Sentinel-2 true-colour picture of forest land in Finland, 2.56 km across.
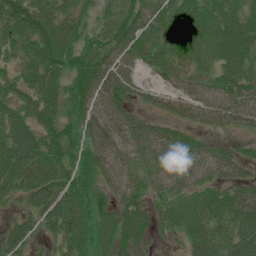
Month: July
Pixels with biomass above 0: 89%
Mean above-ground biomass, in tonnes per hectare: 53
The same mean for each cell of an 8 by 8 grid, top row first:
89 66 49 42 47 57 63 55
55 76 62 53 57 55 52 69
50 73 60 66 19 42 43 63
59 63 52 60 30 38 45 59
77 64 42 53 52 62 28 21
78 76 54 41 46 59 35 34
27 63 72 55 43 51 60 70
52 27 63 56 34 21 69 69
